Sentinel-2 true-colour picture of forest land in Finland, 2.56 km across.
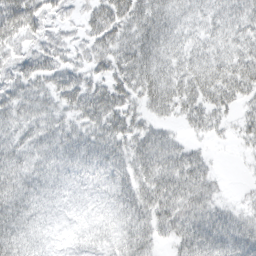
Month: March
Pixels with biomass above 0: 88%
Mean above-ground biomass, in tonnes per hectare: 40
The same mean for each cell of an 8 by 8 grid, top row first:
73 44 23 56 56 40 33 39
36 41 27 48 62 39 35 36
42 41 37 42 57 48 54 53
49 41 44 58 32 35 45 24
39 43 44 47 43 29 13 13
49 42 28 36 42 58 32 2
54 29 10 27 48 56 44 21
52 20 20 26 41 36 57 55
